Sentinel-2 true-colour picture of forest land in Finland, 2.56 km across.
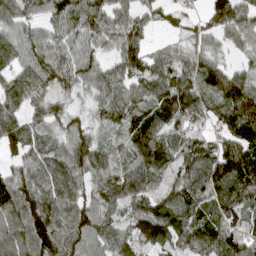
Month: March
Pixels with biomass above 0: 92%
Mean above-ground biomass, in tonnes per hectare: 83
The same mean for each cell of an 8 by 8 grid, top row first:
75 67 112 89 46 30 44 81
85 84 83 65 65 37 45 40
82 84 71 85 94 101 82 72
60 66 25 65 77 108 59 119
65 62 89 48 113 94 75 99
77 81 75 74 107 81 125 142
125 125 92 73 85 121 95 96
111 135 106 86 77 83 102 120
